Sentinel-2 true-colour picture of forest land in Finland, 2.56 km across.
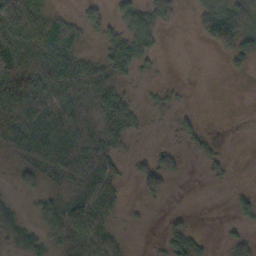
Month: October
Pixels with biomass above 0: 55%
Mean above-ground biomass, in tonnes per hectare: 32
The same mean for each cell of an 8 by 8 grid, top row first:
81 32 23 26 37 21 61 62
69 45 22 37 27 0 18 55
110 75 52 31 4 2 0 3
88 63 41 54 12 13 0 0
50 66 56 33 1 12 20 1
23 23 40 47 59 22 9 0
19 32 74 40 5 3 0 20
27 21 57 37 0 45 10 30
